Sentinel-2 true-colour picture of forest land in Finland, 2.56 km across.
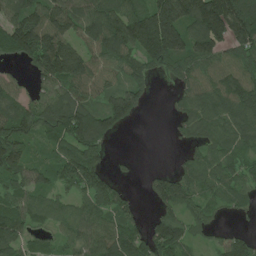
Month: June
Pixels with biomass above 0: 80%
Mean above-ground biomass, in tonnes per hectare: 102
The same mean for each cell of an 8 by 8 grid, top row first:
116 166 114 139 170 212 250 238
127 200 110 107 177 179 143 112
38 111 122 57 69 58 93 108
98 119 151 139 33 42 121 117
136 55 141 29 0 16 90 83
95 68 165 54 21 88 103 79
97 77 72 106 16 101 57 48
99 46 89 127 106 147 35 71
